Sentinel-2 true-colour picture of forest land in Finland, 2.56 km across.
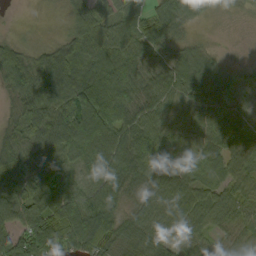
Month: September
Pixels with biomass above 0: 94%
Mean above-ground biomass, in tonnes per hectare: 68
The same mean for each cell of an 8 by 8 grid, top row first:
1 5 70 59 50 86 28 14
44 38 76 75 67 50 23 5
68 87 75 103 65 68 67 35
43 94 118 114 70 46 56 39
87 85 108 112 98 28 43 71
121 97 48 94 74 78 33 55
82 108 113 96 57 71 81 67
85 115 107 88 79 61 42 35
